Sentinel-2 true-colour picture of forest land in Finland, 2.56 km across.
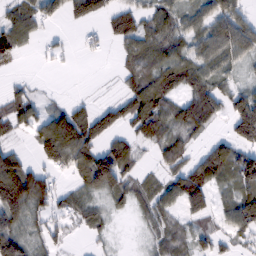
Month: February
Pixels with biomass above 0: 69%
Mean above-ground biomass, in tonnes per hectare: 61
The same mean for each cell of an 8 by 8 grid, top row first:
65 49 49 60 60 58 76 72
50 18 12 16 82 68 92 100
15 1 0 4 89 83 77 29
66 42 58 67 115 84 87 109
24 140 131 61 42 68 37 73
159 47 66 127 27 65 95 103
128 59 53 30 24 49 69 116
94 43 5 10 8 57 39 31
